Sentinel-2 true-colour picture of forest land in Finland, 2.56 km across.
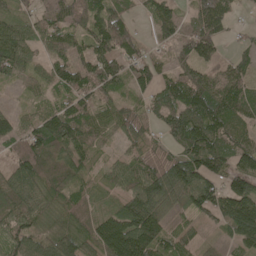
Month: May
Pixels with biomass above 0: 88%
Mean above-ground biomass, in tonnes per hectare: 89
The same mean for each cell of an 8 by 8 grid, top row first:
58 63 81 90 31 82 143 24
103 67 59 118 42 67 101 29
54 70 99 102 80 88 120 97
40 58 88 59 57 121 157 91
78 118 92 36 55 76 161 91
92 86 63 59 115 146 149 123
96 56 66 45 149 62 113 182
94 71 91 198 185 70 21 100
